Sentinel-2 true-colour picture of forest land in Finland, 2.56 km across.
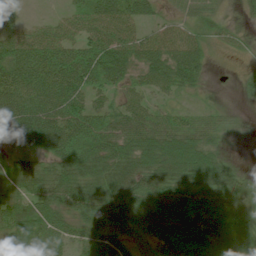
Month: July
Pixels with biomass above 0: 85%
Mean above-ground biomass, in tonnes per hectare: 50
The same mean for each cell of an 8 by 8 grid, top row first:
45 10 37 62 35 19 30 11
67 66 44 68 50 56 29 17
68 70 59 47 36 53 12 12
81 78 58 45 50 27 23 7
57 77 71 62 77 96 52 0
46 63 69 77 73 79 82 24
54 59 74 71 70 66 32 29
55 48 40 49 28 58 58 60
